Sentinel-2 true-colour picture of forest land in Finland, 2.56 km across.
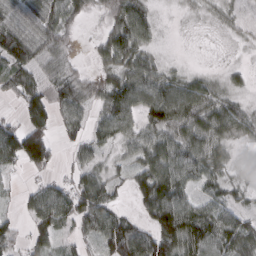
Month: March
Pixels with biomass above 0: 78%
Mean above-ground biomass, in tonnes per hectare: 58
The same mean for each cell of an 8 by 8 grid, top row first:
59 70 39 66 57 2 12 14
107 67 13 78 46 0 1 5
70 58 64 60 78 44 30 18
17 87 52 81 64 98 76 54
116 86 37 35 62 75 72 30
18 29 48 36 80 87 69 14
15 91 85 63 69 118 63 45
44 48 30 108 104 136 106 101
